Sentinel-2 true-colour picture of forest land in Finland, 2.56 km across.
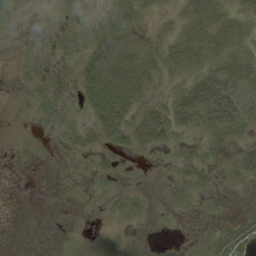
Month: August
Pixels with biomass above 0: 56%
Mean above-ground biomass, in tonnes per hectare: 18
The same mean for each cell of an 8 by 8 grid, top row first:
4 3 14 28 16 15 37 22
3 9 14 45 21 30 37 22
3 15 29 54 37 15 43 42
0 26 18 61 28 44 58 42
1 5 25 23 27 16 16 20
0 1 8 14 2 20 17 19
0 0 1 13 11 9 2 3
0 0 4 24 8 1 19 37
